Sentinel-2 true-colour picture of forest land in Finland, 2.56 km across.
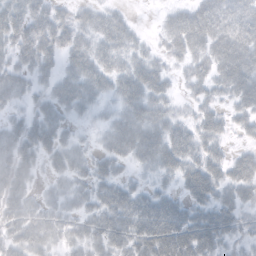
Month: October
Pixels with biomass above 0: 82%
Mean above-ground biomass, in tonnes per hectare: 35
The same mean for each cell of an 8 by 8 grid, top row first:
46 41 24 28 0 31 52 43
40 37 37 41 19 34 50 58
33 22 46 35 48 14 38 59
13 31 20 18 44 19 27 30
40 37 17 33 51 44 33 13
42 16 27 30 14 30 56 47
41 27 26 51 46 39 40 34
37 35 31 45 50 65 51 21
